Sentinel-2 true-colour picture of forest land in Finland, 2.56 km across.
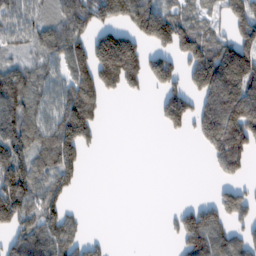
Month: February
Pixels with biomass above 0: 59%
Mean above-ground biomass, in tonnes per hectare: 88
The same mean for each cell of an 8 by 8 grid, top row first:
76 53 147 114 165 90 46 109
47 92 102 230 83 118 113 131
114 74 122 129 88 75 185 189
121 88 186 1 0 163 145 199
141 101 148 0 0 1 94 139
180 95 50 0 0 0 8 53
185 104 13 0 0 25 67 98
78 116 65 8 0 44 144 81
